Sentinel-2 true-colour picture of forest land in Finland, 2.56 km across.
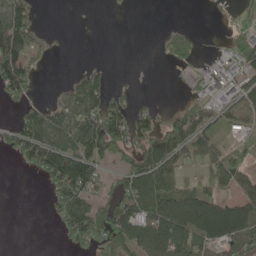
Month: May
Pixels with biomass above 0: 53%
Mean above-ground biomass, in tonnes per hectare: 57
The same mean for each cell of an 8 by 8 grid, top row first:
95 0 0 0 0 0 3 21
115 17 0 0 0 56 4 64
98 0 49 16 0 3 41 57
22 57 94 89 35 36 63 50
72 114 107 92 81 110 64 22
1 78 134 29 110 56 55 71
0 17 119 85 91 164 173 112
0 0 58 84 106 150 104 97
